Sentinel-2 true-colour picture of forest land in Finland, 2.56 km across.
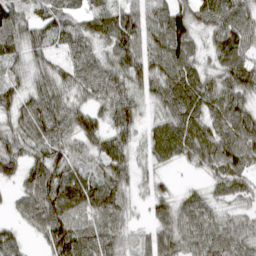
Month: March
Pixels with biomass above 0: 91%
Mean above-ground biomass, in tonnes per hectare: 67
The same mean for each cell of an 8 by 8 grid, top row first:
74 64 52 89 68 91 64 74
69 47 71 73 88 107 42 75
42 53 59 70 61 87 61 85
65 85 61 68 34 75 72 75
67 79 56 77 38 92 84 90
52 122 57 70 22 11 35 59
39 118 67 54 17 72 63 35
52 74 95 70 42 94 102 86
